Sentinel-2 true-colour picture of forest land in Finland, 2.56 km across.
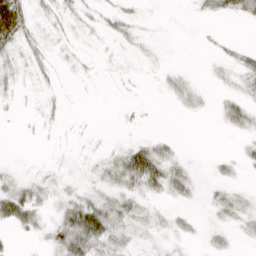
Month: March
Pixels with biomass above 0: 36%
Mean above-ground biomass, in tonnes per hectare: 9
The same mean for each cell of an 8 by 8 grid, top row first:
46 6 6 9 2 0 6 11
13 7 2 2 4 0 1 6
4 3 1 1 1 8 2 7
1 4 0 0 1 2 2 20
0 1 1 2 15 6 0 4
7 4 3 17 51 16 3 4
40 5 38 25 10 4 6 11
3 9 48 23 4 5 7 3
